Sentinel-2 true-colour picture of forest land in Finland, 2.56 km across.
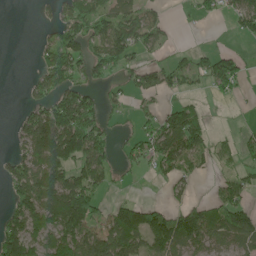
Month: June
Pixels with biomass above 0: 55%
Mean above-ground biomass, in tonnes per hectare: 69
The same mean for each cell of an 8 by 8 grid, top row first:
0 19 93 93 82 2 31 74
0 69 81 104 66 16 18 10
0 93 56 39 51 49 67 60
15 125 170 20 31 79 15 2
43 173 154 50 75 138 63 44
81 129 91 34 14 57 15 45
90 154 165 47 70 42 64 83
138 110 146 128 78 118 83 83
